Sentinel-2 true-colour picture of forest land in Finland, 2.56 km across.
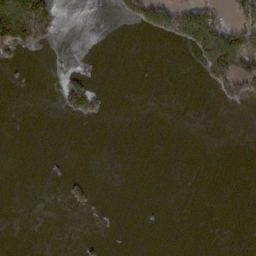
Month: February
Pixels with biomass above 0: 12%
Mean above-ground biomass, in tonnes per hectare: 20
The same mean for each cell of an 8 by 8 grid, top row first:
160 94 0 9 87 97 62 51
78 18 0 0 0 11 139 134
2 0 36 0 0 0 52 105
0 0 75 3 0 0 0 4
0 0 0 0 0 0 0 0
0 3 6 0 0 0 0 0
0 0 15 0 1 0 0 0
0 0 5 0 0 0 0 0
